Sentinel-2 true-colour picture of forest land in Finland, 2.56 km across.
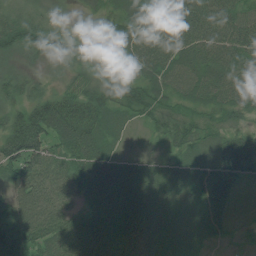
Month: July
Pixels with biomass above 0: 97%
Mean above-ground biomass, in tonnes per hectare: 61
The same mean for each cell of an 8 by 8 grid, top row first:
49 34 18 54 81 91 81 69
59 62 54 27 85 80 73 78
38 25 39 46 63 62 70 65
47 98 95 60 51 50 47 59
94 73 103 44 7 46 49 91
67 71 69 80 57 62 75 77
73 79 37 62 60 45 71 13
81 83 92 63 53 52 27 10
